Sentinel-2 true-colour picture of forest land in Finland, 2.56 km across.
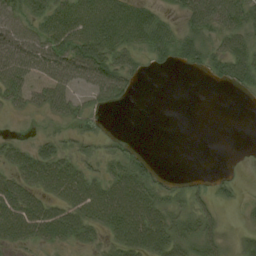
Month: August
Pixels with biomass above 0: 68%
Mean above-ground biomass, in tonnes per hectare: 39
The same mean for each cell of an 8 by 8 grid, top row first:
47 60 78 84 54 23 73 58
58 56 77 71 43 61 41 49
68 67 40 62 10 0 14 44
20 31 27 9 0 0 0 0
27 31 19 14 4 0 0 1
47 72 57 48 52 7 8 3
69 48 67 83 78 32 24 10
48 41 37 38 81 58 43 17
